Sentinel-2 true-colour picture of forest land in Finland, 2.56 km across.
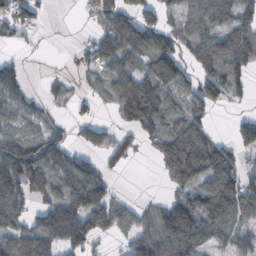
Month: October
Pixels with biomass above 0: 68%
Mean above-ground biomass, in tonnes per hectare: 70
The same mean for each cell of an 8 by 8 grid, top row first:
71 12 6 103 71 45 92 90
15 2 18 105 112 80 104 122
69 15 15 58 70 89 89 52
64 29 20 13 65 54 45 15
86 83 37 63 30 124 97 58
142 94 121 29 0 101 103 76
87 80 125 104 42 113 112 90
93 88 110 22 108 145 67 58
